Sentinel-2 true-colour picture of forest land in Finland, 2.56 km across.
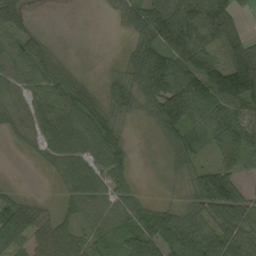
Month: September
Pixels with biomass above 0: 86%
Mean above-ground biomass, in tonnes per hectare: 60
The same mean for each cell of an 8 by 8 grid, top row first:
71 1 0 18 88 100 93 25
71 31 3 1 85 98 68 53
59 65 28 34 101 116 127 152
54 72 85 51 35 134 93 78
18 58 77 66 3 58 42 64
1 13 76 63 4 23 70 34
54 20 58 54 48 35 88 95
73 74 52 41 108 86 96 74
